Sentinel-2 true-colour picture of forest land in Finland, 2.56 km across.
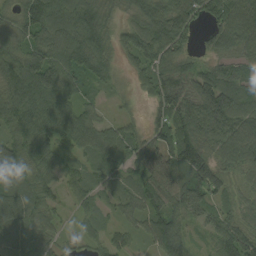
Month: August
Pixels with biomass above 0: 91%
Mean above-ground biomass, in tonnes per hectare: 75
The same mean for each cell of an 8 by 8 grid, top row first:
67 101 95 48 80 101 69 104
68 92 113 61 103 75 33 71
102 120 70 42 55 76 90 65
76 101 71 15 28 110 134 103
76 75 84 83 67 106 91 125
64 57 54 56 69 83 132 49
90 57 36 32 64 74 80 48
68 50 36 43 40 90 40 108
